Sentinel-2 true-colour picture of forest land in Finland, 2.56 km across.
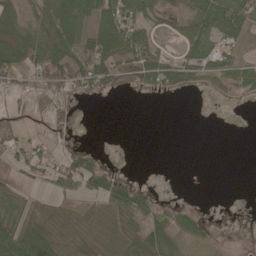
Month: May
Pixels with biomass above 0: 54%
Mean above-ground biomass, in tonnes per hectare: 37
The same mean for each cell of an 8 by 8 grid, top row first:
56 53 66 73 40 28 81 77
112 66 62 123 85 15 61 31
41 56 78 61 41 46 23 43
17 31 9 0 0 0 0 0
44 28 8 0 0 0 0 0
26 32 78 41 0 0 0 0
54 18 13 45 67 26 7 0
112 65 37 26 66 49 16 0
